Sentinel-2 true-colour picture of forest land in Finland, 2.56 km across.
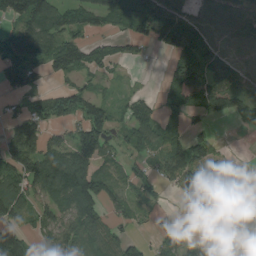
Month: August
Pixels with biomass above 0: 67%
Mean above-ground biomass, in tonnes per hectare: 73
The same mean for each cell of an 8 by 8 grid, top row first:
105 131 78 99 94 81 58 92
97 92 71 35 31 78 61 52
92 28 35 17 2 80 130 62
25 70 83 54 55 60 102 82
113 76 121 46 61 89 84 1
108 137 147 57 50 121 152 38
98 72 127 51 36 17 43 94
109 66 80 67 26 108 37 15
